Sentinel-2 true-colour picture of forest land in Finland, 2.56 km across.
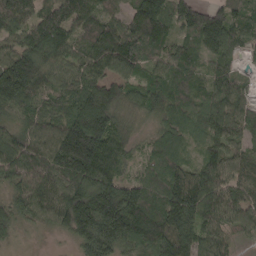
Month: April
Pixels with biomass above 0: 96%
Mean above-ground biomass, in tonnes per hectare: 111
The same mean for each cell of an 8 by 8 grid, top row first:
123 118 128 66 184 123 140 75
92 154 86 145 113 77 101 67
223 109 107 102 75 100 68 65
107 96 142 107 71 104 105 96
133 123 211 132 35 81 82 74
119 127 157 126 65 109 114 91
93 104 168 191 163 146 124 105
38 12 102 165 141 187 101 31
